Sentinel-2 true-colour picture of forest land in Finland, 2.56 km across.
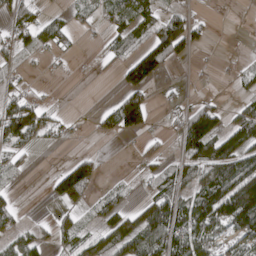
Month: April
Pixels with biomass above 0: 52%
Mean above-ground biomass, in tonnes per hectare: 58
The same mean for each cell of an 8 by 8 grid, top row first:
84 34 40 71 78 64 6 2
62 49 11 38 74 104 16 4
27 6 4 7 88 9 4 31
145 55 3 66 97 30 87 52
80 21 4 4 22 38 133 83
27 23 151 7 29 72 91 146
38 5 58 62 75 99 140 190
63 38 83 104 120 119 88 62
